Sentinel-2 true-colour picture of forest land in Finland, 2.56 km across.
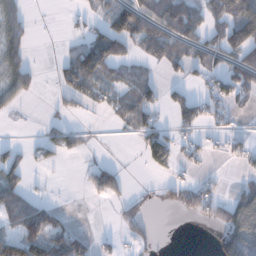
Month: December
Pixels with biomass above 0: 44%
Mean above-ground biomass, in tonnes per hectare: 50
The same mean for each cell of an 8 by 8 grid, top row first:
70 1 18 87 101 127 70 127
77 1 69 97 51 68 80 108
84 3 120 56 50 24 48 75
12 6 19 31 57 71 50 15
17 52 33 1 69 58 23 27
62 5 10 75 4 24 16 18
101 50 0 11 21 36 67 118
96 106 68 12 30 0 5 137
